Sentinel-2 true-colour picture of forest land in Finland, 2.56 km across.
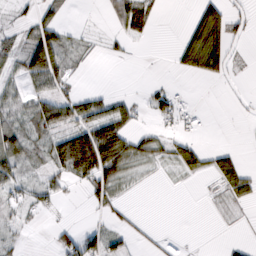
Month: February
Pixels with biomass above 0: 44%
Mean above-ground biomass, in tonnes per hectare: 25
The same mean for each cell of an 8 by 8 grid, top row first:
14 27 0 28 34 0 64 18
40 34 14 7 1 18 100 9
25 50 8 0 2 4 22 5
43 65 56 54 16 53 6 2
63 40 114 102 33 23 2 0
47 31 54 57 7 6 6 1
27 22 2 26 1 0 3 6
14 5 59 30 7 3 0 5
